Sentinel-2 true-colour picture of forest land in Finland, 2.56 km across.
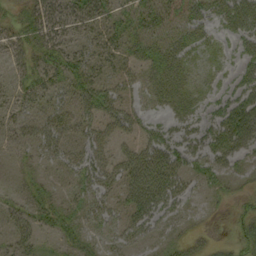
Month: September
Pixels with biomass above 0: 69%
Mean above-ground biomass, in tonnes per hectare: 29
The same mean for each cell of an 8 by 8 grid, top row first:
19 37 36 28 37 25 25 49
21 35 20 27 35 32 18 23
16 27 37 24 27 38 12 31
19 27 36 33 22 27 21 71
21 39 35 25 37 52 48 57
8 12 35 35 66 53 24 14
21 30 23 24 58 29 6 11
23 9 24 22 23 14 10 18
